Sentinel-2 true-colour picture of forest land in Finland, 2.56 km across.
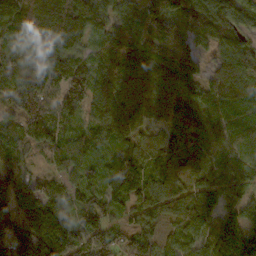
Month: October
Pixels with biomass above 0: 95%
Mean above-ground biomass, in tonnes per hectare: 109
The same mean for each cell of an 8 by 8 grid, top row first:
141 149 149 94 100 108 125 124
81 116 92 101 87 101 68 77
99 141 125 137 107 114 85 93
81 119 76 156 96 93 99 95
90 101 80 111 74 79 68 100
116 67 77 96 112 90 55 50
141 180 107 81 88 94 101 107
203 306 138 111 135 76 102 207
